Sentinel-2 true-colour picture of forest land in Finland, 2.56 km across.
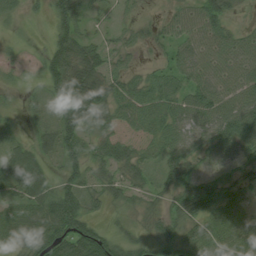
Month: July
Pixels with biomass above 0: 84%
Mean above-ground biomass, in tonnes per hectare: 48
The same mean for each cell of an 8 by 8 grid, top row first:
19 30 52 15 6 32 71 9
10 42 68 26 19 43 56 51
9 57 88 48 31 45 58 56
10 18 117 71 65 60 76 76
25 35 72 39 26 53 61 69
66 36 57 30 30 52 33 42
48 65 67 21 25 38 79 58
35 61 94 52 38 74 81 79
